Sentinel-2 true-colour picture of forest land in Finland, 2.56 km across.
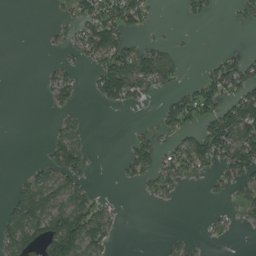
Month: July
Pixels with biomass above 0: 40%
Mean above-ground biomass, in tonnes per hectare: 44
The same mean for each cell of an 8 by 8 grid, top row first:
0 4 69 89 52 3 24 20
0 11 54 106 57 16 0 16
0 27 21 139 99 34 64 95
0 10 21 8 3 87 73 123
0 32 55 0 51 44 112 113
14 74 50 2 49 57 25 65
82 111 99 24 1 3 3 29
89 126 128 33 0 17 10 1
